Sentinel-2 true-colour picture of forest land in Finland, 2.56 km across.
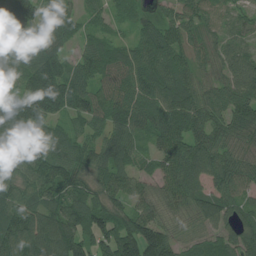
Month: July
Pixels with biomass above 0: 94%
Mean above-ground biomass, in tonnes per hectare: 93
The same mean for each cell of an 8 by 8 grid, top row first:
112 75 53 40 43 57 49 41
71 100 51 86 101 80 44 52
52 191 100 94 111 109 60 77
161 144 96 109 111 117 106 117
120 88 76 119 47 109 101 63
89 124 87 116 54 108 103 84
101 88 111 83 78 85 118 62
126 145 122 120 167 80 65 87
